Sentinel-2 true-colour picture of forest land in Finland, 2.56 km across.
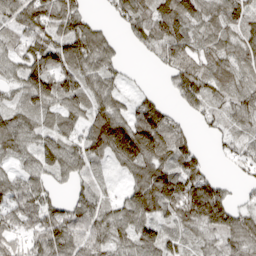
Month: March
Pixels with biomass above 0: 83%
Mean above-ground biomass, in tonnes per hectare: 70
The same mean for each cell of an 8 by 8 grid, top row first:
68 82 66 28 71 115 62 70
42 93 102 41 37 86 62 66
50 107 81 48 4 68 86 52
60 61 60 79 99 34 55 58
76 73 66 132 161 86 13 41
54 56 44 18 88 109 70 23
75 79 81 49 94 102 199 51
46 98 88 72 81 52 42 81
